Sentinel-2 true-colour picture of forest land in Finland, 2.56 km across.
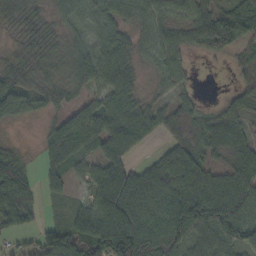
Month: October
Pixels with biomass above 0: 84%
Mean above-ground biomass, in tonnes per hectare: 58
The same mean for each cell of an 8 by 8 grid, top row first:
41 27 51 65 53 37 59 70
31 36 34 71 35 51 56 47
53 38 44 59 13 34 0 28
54 26 53 70 46 57 17 34
9 46 78 66 31 59 45 44
76 37 27 106 74 108 66 63
89 11 36 136 81 120 124 79
33 72 119 161 119 88 47 77
